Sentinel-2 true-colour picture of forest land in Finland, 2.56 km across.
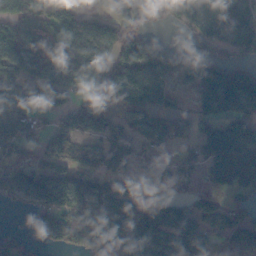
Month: November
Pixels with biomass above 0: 72%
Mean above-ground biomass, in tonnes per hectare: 83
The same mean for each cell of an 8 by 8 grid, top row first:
105 67 57 54 42 68 89 113
103 72 77 92 97 45 63 96
67 85 77 72 126 66 134 128
86 46 91 65 92 69 66 91
62 54 60 98 53 49 121 131
81 103 74 74 67 61 53 163
21 95 77 121 119 117 82 55
32 39 77 116 134 138 87 81
